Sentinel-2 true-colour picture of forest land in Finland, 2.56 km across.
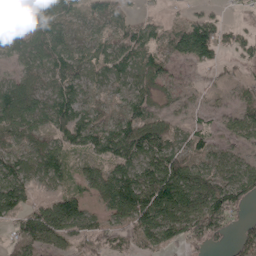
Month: April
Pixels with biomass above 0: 76%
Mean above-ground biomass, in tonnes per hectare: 61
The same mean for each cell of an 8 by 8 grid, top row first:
46 95 35 42 23 9 39 8
71 100 38 58 62 23 28 49
52 63 80 45 57 24 12 32
111 82 72 37 65 29 33 65
59 61 56 85 108 50 47 56
92 68 48 81 101 116 68 76
72 73 62 79 144 108 107 47
44 80 52 61 62 73 66 32
